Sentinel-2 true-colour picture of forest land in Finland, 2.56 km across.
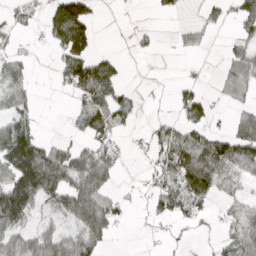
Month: April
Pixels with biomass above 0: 50%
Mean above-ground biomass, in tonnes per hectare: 56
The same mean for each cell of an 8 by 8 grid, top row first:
20 71 154 2 0 15 31 61
18 30 119 5 18 10 11 42
45 3 119 78 2 14 7 98
41 1 71 99 10 34 52 43
150 57 40 67 18 88 84 116
143 197 113 58 18 90 88 40
191 43 136 64 14 70 29 31
69 74 88 30 4 8 9 59
